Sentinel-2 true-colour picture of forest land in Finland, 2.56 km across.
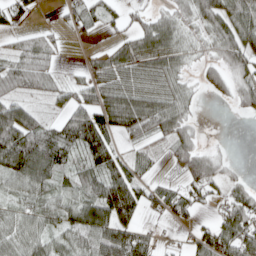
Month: April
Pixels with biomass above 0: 71%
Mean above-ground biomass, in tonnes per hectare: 55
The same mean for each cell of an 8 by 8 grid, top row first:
42 2 48 25 31 56 72 85
32 46 3 36 78 65 38 86
71 49 26 67 65 52 39 57
86 24 85 114 97 76 1 23
128 85 93 55 32 58 12 0
83 69 49 90 30 28 75 17
41 50 80 135 54 52 22 81
62 42 43 37 59 10 66 101
